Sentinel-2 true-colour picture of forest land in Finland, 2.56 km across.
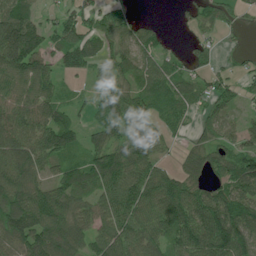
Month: July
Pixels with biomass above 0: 81%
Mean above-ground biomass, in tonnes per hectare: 76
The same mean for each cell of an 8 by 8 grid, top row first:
107 21 69 62 9 9 57 31
181 70 93 55 57 12 36 15
89 68 20 85 69 77 50 32
88 89 29 103 72 76 51 31
111 105 54 83 70 23 59 65
113 60 91 117 98 54 62 105
115 138 77 98 95 122 112 113
102 125 83 106 99 84 117 123
